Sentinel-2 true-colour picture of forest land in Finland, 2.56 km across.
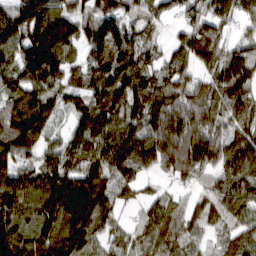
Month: March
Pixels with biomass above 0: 91%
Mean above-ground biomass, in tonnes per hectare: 118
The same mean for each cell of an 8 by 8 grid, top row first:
120 164 108 142 103 50 115 75
130 210 87 172 104 72 147 82
126 144 68 162 115 98 78 122
127 115 94 143 130 167 150 144
119 60 111 126 136 218 164 143
129 128 137 103 50 67 84 129
129 146 214 101 71 106 87 125
131 129 147 61 86 118 46 91
